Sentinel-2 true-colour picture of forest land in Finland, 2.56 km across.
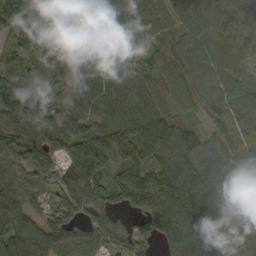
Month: September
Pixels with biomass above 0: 93%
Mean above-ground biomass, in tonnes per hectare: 97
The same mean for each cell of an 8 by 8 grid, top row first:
104 67 72 83 76 92 104 125
88 133 86 68 63 93 106 100
64 82 77 78 83 92 98 94
60 50 59 74 109 68 77 119
103 62 82 126 125 147 88 89
76 78 169 93 156 145 134 97
88 50 96 70 134 185 138 120
105 95 86 74 72 133 142 133
